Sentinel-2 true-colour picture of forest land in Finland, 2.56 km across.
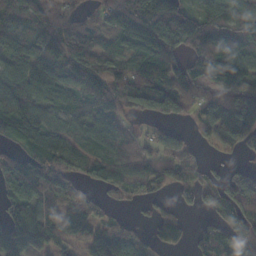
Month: October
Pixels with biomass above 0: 81%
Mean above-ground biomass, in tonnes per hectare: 83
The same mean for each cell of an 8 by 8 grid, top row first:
129 87 35 80 149 146 74 64
89 119 95 50 110 71 129 120
112 84 109 91 83 95 78 75
113 68 54 84 66 95 109 202
46 75 51 79 33 60 45 73
122 102 50 73 73 62 29 89
82 82 70 20 15 31 43 97
168 99 55 132 43 65 64 112
